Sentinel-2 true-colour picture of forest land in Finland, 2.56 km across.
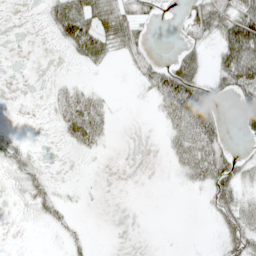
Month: May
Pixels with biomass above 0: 44%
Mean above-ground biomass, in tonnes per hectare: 23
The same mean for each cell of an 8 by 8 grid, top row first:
1 22 63 50 26 9 64 71
0 2 61 25 22 13 16 127
0 4 9 0 21 83 27 72
0 9 87 14 0 62 51 34
12 2 39 5 0 27 53 5
13 13 1 0 0 7 52 40
4 27 2 0 0 0 16 42
1 2 9 0 0 0 2 44
